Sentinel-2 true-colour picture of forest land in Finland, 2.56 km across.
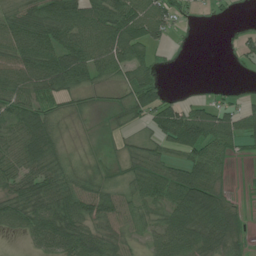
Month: July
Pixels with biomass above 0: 75%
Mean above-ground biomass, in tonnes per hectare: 56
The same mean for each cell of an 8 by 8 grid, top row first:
60 94 93 87 94 37 8 3
83 84 84 86 56 6 0 22
86 96 63 28 65 0 1 2
77 52 15 18 69 72 62 51
75 85 8 9 42 67 94 39
74 78 42 19 71 79 80 2
75 86 81 71 47 88 137 27
10 61 83 63 34 94 91 47
